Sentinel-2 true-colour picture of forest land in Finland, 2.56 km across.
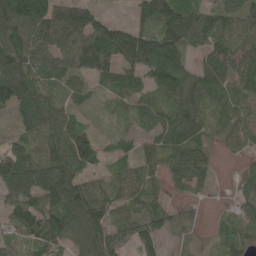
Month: May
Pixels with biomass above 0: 87%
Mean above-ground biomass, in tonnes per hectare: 87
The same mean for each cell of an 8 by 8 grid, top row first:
171 165 121 16 78 151 90 130
108 104 152 139 158 112 98 114
207 73 63 64 65 112 107 98
102 118 39 19 57 89 54 40
68 105 139 30 32 83 47 42
174 115 88 49 63 68 44 39
117 90 147 79 78 29 7 47
50 88 89 132 100 36 17 64
